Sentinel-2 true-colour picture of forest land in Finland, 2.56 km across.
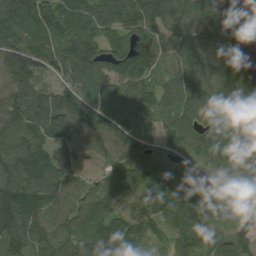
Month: August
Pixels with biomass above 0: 92%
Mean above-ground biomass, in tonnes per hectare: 107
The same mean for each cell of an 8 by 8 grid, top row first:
124 141 100 117 144 100 120 62
127 105 147 87 139 97 117 103
101 52 125 94 88 90 141 164
109 133 119 102 63 93 91 96
129 85 102 101 94 98 96 70
144 122 57 84 122 115 103 108
184 121 122 68 47 113 107 133
140 110 101 172 75 82 63 78
